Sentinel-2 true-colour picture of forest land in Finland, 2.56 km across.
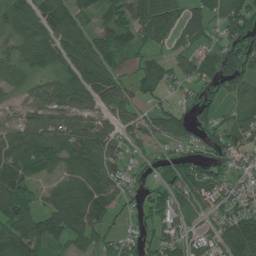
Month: July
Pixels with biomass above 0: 80%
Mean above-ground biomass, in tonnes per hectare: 79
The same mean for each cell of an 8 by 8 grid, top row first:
89 115 78 73 99 68 74 106
59 108 100 95 47 44 54 97
53 50 94 102 75 52 70 91
40 83 94 81 44 64 55 58
91 106 111 82 47 51 70 76
126 40 95 110 35 78 88 50
106 69 127 79 61 88 59 71
122 97 84 47 52 87 70 138
